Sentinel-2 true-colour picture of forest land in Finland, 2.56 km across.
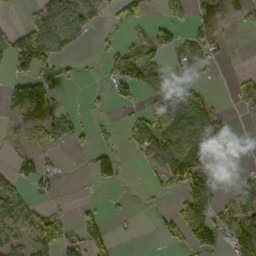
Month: October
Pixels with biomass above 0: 45%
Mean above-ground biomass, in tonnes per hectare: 50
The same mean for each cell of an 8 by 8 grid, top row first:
4 91 87 29 42 44 58 25
115 105 17 21 54 66 55 0
66 46 11 57 107 41 9 33
59 61 10 10 66 164 81 15
11 33 17 19 86 96 117 18
54 30 5 48 8 91 67 22
87 25 29 3 5 23 84 116
77 80 67 40 0 24 81 118
